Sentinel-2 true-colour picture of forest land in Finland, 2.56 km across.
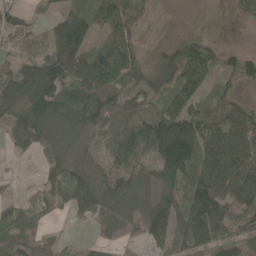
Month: May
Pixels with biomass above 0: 81%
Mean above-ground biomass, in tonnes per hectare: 80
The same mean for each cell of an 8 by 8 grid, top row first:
63 36 92 88 42 3 2 15
41 85 118 87 41 55 52 26
124 157 103 101 65 74 50 57
117 150 130 97 71 85 63 72
55 94 91 66 86 211 89 115
10 42 91 97 92 119 109 126
61 48 59 102 108 111 152 100
99 59 14 37 58 79 114 69
